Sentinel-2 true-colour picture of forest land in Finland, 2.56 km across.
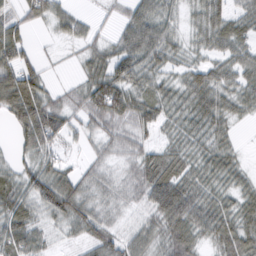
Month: February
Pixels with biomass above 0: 85%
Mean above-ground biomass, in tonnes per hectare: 50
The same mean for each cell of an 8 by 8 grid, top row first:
37 52 28 16 61 30 65 44
71 5 25 45 78 40 44 51
90 24 30 84 53 33 64 52
77 87 49 81 61 43 73 33
31 63 22 40 38 41 48 15
41 73 45 26 62 67 48 32
62 55 64 30 50 104 69 47
76 29 30 49 49 76 38 71
